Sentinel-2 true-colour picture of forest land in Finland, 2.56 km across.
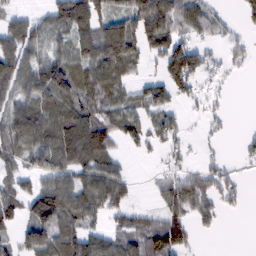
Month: February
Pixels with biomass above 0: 66%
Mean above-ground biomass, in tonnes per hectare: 65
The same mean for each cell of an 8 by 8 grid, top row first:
33 57 139 99 110 86 51 25
96 53 96 146 83 107 32 24
82 100 74 70 33 117 33 4
71 75 82 67 62 37 30 0
74 89 118 67 47 38 13 16
58 76 78 78 4 53 59 21
72 157 101 69 22 78 55 17
54 94 88 55 104 117 2 0
